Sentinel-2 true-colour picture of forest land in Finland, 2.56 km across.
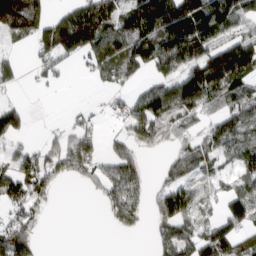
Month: March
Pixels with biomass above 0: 63%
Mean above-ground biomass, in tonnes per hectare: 76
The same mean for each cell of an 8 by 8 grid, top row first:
139 66 130 90 181 204 154 89
21 89 121 114 126 168 108 121
7 31 8 59 44 99 162 100
77 0 21 31 119 110 59 111
44 37 96 47 64 47 75 64
102 83 54 87 53 53 35 58
64 24 0 70 63 129 36 73
145 1 0 1 3 109 98 75
